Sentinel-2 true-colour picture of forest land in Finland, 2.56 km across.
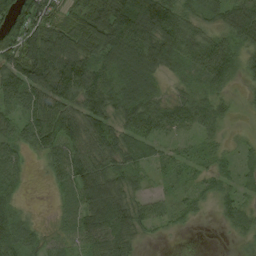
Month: August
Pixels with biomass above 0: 87%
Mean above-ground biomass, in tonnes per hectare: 62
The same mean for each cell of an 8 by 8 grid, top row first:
94 74 77 148 145 80 45 79
96 114 65 110 102 78 72 56
100 101 100 74 86 32 61 33
61 93 79 83 106 68 69 15
45 69 54 70 65 30 31 18
38 31 83 69 35 31 43 41
35 5 73 89 44 34 18 49
58 30 59 67 18 3 0 17
